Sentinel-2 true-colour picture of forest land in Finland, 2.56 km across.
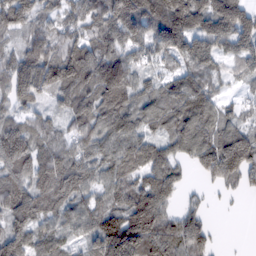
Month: February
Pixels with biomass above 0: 88%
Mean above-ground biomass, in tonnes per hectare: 98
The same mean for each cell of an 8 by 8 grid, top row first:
126 67 84 140 144 179 144 138
54 124 119 108 73 98 105 94
130 123 144 180 45 91 78 38
57 41 101 125 82 108 104 46
170 83 78 105 97 78 125 179
113 119 106 87 88 67 68 104
128 90 79 92 143 44 27 2
110 76 50 170 154 108 71 0
